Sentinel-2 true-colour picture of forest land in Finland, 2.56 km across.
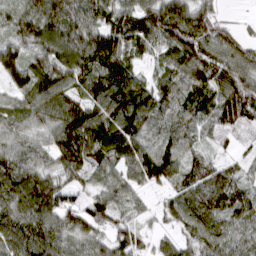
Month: March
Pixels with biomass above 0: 93%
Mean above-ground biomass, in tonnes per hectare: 83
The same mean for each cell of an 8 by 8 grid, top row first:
82 109 94 95 112 114 73 8
76 88 104 122 70 104 100 70
71 105 81 125 52 81 103 103
67 92 110 113 112 80 85 117
60 61 133 96 77 76 44 23
110 83 56 65 82 72 87 50
98 105 73 88 27 61 100 84
100 101 71 79 36 45 75 61
